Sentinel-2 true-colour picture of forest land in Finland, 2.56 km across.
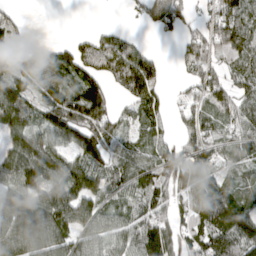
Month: April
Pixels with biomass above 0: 76%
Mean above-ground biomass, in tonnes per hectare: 86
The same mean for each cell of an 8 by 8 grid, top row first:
27 0 0 0 58 87 62 127
75 26 77 85 35 20 81 90
98 102 102 85 124 15 96 71
122 132 173 75 77 27 66 69
87 134 153 91 61 49 83 75
98 109 137 76 82 87 71 47
124 160 146 64 73 58 122 91
141 133 109 87 127 75 120 147
